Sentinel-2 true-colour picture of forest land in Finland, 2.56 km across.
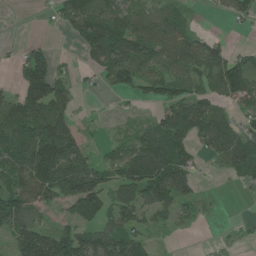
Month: June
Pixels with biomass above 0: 66%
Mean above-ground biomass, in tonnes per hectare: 67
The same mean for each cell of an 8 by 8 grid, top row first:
1 14 102 85 65 48 6 42
12 33 30 130 80 70 71 21
42 143 19 58 77 82 64 134
116 123 16 5 9 100 85 37
90 137 57 25 84 100 66 83
96 126 148 62 144 129 8 54
115 43 89 65 75 63 9 1
91 127 107 94 61 5 3 8
